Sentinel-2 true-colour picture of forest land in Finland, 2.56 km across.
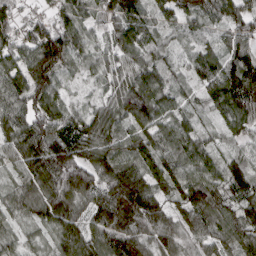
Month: April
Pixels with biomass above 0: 97%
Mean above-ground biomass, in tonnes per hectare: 90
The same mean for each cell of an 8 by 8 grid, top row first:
62 50 81 92 70 54 88 97
88 158 73 70 88 40 48 89
104 115 29 76 110 45 64 147
99 103 54 89 121 72 40 131
92 143 117 85 88 99 63 43
51 142 132 124 95 102 98 101
68 102 75 174 145 78 133 98
43 33 110 113 93 79 86 100
